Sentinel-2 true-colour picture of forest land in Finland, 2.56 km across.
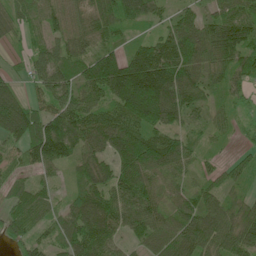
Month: June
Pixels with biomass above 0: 91%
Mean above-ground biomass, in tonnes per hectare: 76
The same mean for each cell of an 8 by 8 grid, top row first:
59 67 63 90 66 44 46 76
19 67 71 35 57 100 108 98
34 91 58 101 171 118 79 53
142 72 98 83 158 98 53 22
51 152 100 101 137 83 25 18
35 30 65 79 94 51 34 46
70 53 97 114 96 71 85 65
57 40 102 66 61 88 81 95
